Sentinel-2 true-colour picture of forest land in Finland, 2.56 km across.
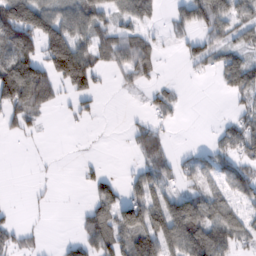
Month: February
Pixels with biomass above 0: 51%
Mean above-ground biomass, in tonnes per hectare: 52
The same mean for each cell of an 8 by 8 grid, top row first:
152 102 85 49 47 37 97 62
126 120 88 66 58 9 51 49
199 90 127 11 28 9 6 84
82 20 20 2 15 18 0 32
2 2 3 2 45 7 15 69
3 3 11 17 51 36 45 60
5 3 12 79 105 106 89 43
36 5 44 109 106 103 134 48
